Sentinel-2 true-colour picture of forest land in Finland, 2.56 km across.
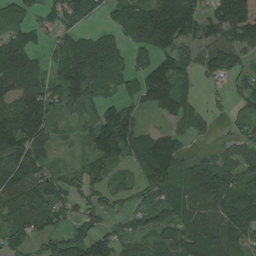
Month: July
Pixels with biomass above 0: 80%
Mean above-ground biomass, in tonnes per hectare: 91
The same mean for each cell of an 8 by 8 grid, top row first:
51 49 93 51 129 191 86 166
137 43 97 71 85 107 95 108
138 82 187 63 102 117 41 51
122 95 48 97 51 78 32 44
137 81 27 161 115 88 9 45
138 71 57 54 69 124 136 84
106 115 66 37 72 101 109 127
74 67 135 95 56 120 134 95
